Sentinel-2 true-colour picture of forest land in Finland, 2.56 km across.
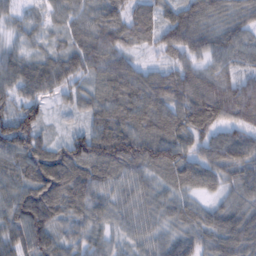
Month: February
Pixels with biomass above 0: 97%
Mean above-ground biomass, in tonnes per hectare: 72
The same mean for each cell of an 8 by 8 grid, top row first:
33 40 56 76 67 69 77 60
38 46 93 98 35 81 65 69
77 94 69 102 80 99 100 78
82 33 41 83 85 85 125 111
126 58 99 136 116 98 70 86
68 79 77 71 58 70 63 69
81 67 50 48 48 50 38 63
73 73 49 36 43 53 58 87
